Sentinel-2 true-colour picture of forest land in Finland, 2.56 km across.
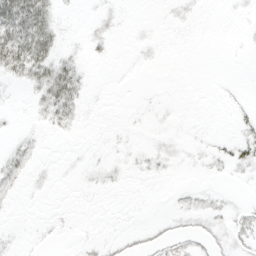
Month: March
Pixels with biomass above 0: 30%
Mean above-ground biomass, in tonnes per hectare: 6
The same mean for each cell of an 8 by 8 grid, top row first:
49 25 2 5 0 3 1 2
50 29 3 4 2 0 0 1
11 29 17 0 0 0 0 0
2 17 10 0 1 1 0 3
6 1 1 1 2 3 3 12
12 2 2 4 3 1 3 3
2 1 0 0 0 5 9 6
2 2 2 3 5 10 8 9
